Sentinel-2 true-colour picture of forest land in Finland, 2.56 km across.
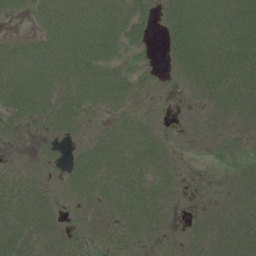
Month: July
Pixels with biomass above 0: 75%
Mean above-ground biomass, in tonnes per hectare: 26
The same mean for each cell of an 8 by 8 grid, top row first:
4 34 47 43 16 32 28 41
24 33 52 33 10 26 35 47
45 32 47 36 10 8 47 48
27 26 27 15 16 2 21 35
3 7 10 38 37 7 14 6
13 8 29 42 29 14 1 25
37 26 13 22 39 8 11 36
45 33 12 21 25 18 37 40
